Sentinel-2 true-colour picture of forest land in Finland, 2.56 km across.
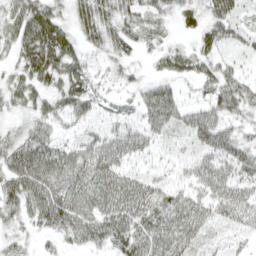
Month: April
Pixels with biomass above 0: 82%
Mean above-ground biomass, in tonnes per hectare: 46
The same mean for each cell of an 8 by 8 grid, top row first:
46 54 41 52 47 31 44 30
40 76 33 37 26 24 33 22
31 47 47 23 25 35 42 40
24 38 44 20 54 58 54 48
47 59 42 67 50 13 60 60
68 64 61 69 33 19 64 59
46 75 61 65 66 59 50 75
24 20 42 59 65 56 28 18
